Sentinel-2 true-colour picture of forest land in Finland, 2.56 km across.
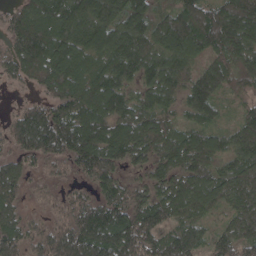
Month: April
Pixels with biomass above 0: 96%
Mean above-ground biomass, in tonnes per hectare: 112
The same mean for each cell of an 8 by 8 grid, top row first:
87 151 163 149 125 111 134 176
97 169 137 170 130 154 104 117
54 116 113 133 101 108 122 73
46 127 131 132 106 62 87 51
82 148 147 142 116 115 107 122
96 55 55 109 66 104 103 120
71 42 98 141 119 112 75 101
110 112 167 164 136 125 76 114
